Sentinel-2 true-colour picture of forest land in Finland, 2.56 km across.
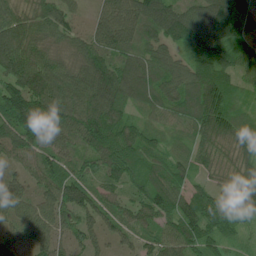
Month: June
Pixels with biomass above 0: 98%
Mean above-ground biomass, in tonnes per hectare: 101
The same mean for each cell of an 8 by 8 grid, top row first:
84 86 41 109 123 111 123 101
120 91 88 109 89 76 148 107
114 129 112 142 116 103 145 76
182 150 137 127 60 79 149 79
128 106 88 143 94 49 90 83
60 99 99 96 103 76 54 101
123 108 128 75 97 94 118 155
55 105 84 54 54 98 91 32
